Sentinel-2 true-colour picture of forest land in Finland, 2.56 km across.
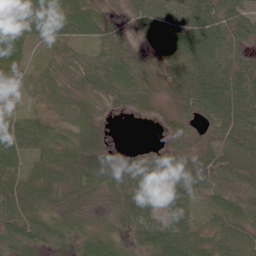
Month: June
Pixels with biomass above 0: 91%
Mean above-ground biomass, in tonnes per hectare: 47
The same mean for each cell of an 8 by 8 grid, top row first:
62 65 65 18 59 75 77 54
42 27 21 45 34 68 79 34
21 24 30 60 44 60 80 63
30 25 32 22 28 37 63 64
83 60 55 17 0 31 42 56
55 44 60 50 73 72 56 59
61 33 28 21 77 67 32 37
57 38 27 29 44 62 40 48
